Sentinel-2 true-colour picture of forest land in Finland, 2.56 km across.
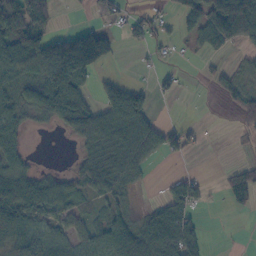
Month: October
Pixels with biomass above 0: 56%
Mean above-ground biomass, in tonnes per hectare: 46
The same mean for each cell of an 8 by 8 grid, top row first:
102 52 1 24 24 27 75 101
74 128 212 54 21 9 34 17
48 110 80 18 3 22 11 22
46 64 85 83 63 0 0 39
38 0 27 77 78 40 2 4
52 26 44 68 19 19 6 38
102 66 28 35 13 76 10 14
67 59 42 70 70 89 11 1
